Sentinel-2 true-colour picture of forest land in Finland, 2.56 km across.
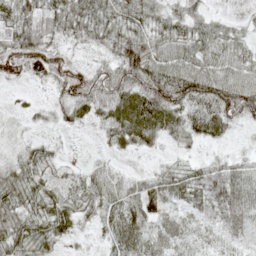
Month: May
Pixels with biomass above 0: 86%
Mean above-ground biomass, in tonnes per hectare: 42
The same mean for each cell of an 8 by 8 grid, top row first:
50 59 62 49 43 34 25 8
60 53 9 38 64 47 53 31
35 41 58 49 63 85 79 54
12 23 41 51 92 55 75 74
17 18 3 28 36 19 27 6
32 23 20 20 13 40 57 51
36 42 38 42 66 34 52 69
43 39 12 43 61 46 35 41
